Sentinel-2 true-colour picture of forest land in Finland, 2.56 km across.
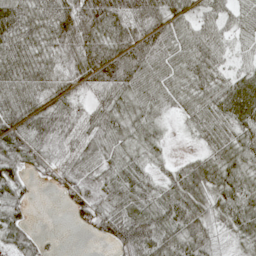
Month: May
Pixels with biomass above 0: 88%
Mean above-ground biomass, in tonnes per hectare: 55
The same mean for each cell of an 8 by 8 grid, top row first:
82 70 95 94 94 50 46 43
70 54 70 86 93 56 72 28
66 44 55 98 60 49 56 53
60 54 48 63 41 18 49 70
60 59 59 46 35 4 30 53
57 28 61 49 39 39 67 57
43 0 49 50 56 67 62 71
46 12 1 50 92 76 60 33
